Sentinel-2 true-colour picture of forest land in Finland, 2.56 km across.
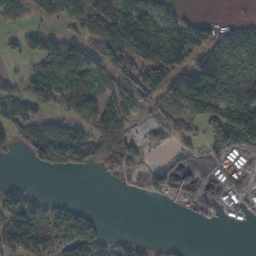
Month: November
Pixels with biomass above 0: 56%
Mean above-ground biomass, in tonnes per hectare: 65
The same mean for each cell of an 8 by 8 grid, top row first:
42 91 161 226 112 60 9 7
19 86 77 154 191 211 77 80
24 74 85 70 119 108 125 95
47 29 66 113 31 41 101 138
43 84 95 140 31 28 45 79
0 5 8 30 26 20 6 22
122 53 30 0 0 5 5 24
142 95 117 45 15 5 0 0
